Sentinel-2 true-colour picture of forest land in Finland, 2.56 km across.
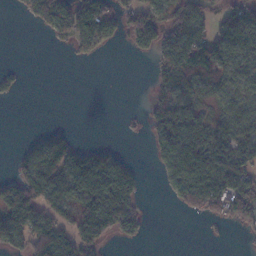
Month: November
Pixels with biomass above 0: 53%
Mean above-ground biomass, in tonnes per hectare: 65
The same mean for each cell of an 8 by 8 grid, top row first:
8 98 122 79 110 82 55 72
0 5 48 19 54 108 132 79
19 0 0 0 1 88 75 52
0 0 0 0 24 93 37 70
4 61 34 17 10 135 111 98
63 103 138 145 21 118 163 103
167 90 116 208 22 26 102 109
101 140 132 44 16 0 4 5
